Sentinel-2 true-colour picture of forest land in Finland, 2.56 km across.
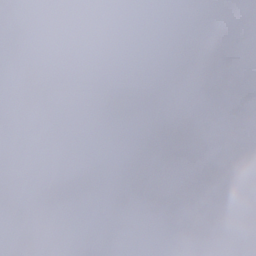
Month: January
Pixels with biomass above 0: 43%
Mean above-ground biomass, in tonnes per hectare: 53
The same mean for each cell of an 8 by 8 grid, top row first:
32 0 0 0 0 0 45 88
26 0 0 0 0 27 121 120
45 83 54 74 51 50 112 211
46 28 12 92 45 71 76 159
9 9 5 8 26 153 53 131
27 21 68 22 94 48 140 158
27 52 25 28 31 102 104 89
49 19 9 23 3 52 88 65
